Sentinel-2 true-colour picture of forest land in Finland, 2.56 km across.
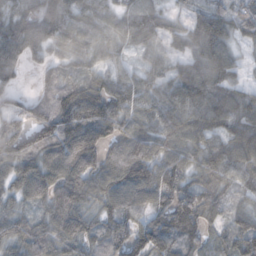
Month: November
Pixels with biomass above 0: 91%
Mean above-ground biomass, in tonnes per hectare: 82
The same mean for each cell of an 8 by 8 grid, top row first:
85 91 75 55 85 27 65 54
87 71 57 50 40 36 77 35
47 57 64 57 54 71 89 43
76 104 133 74 64 85 110 84
94 111 133 74 113 89 80 130
85 100 124 109 118 109 92 92
61 78 97 77 85 129 105 49
89 99 87 66 109 103 66 84
